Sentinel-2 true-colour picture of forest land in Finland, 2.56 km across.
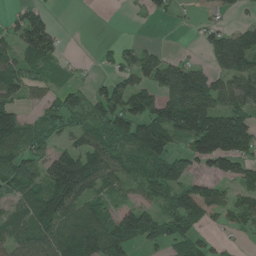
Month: June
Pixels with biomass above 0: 67%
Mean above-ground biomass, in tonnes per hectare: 76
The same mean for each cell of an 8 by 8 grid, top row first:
38 40 0 0 16 16 60 23
73 98 1 18 34 6 55 125
78 45 14 41 63 118 80 95
82 54 72 108 104 143 146 100
90 45 68 87 156 61 158 145
123 100 173 86 85 123 54 78
60 126 96 55 77 95 101 84
68 100 108 116 73 74 39 14
